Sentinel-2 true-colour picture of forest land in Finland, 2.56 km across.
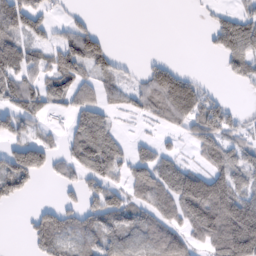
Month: February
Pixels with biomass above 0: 59%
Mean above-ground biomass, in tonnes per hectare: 57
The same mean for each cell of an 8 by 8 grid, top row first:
78 37 19 0 0 0 9 27
95 56 93 25 0 0 13 83
106 67 66 40 38 93 6 31
87 40 69 33 36 90 76 15
76 54 90 77 28 14 76 48
117 29 44 55 70 99 91 59
6 28 54 77 61 85 147 135
0 70 55 68 76 80 75 178
